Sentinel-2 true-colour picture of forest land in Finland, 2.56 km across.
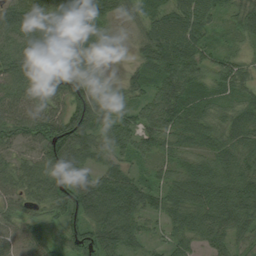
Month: August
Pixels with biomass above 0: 93%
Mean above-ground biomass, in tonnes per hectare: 67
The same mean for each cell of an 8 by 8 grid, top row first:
78 68 99 44 41 68 63 50
73 79 86 37 45 92 50 28
68 82 74 20 53 101 63 70
66 65 104 56 63 100 69 64
41 94 92 79 66 57 62 75
62 83 72 68 41 58 87 83
50 54 86 93 73 72 80 85
53 62 77 78 41 50 52 39
